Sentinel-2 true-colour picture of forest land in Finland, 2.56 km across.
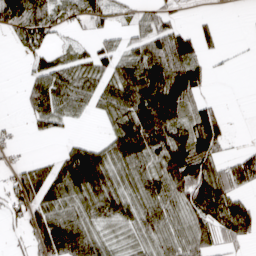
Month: April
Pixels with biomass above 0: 67%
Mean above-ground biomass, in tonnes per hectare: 61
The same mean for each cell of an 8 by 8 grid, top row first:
95 83 59 31 40 23 9 1
29 50 28 39 71 105 22 2
2 88 64 76 119 125 31 0
3 80 31 57 108 88 72 0
11 2 43 71 116 99 107 6
48 72 123 77 74 107 108 89
65 85 66 63 72 62 114 72
24 105 99 34 51 68 62 49
